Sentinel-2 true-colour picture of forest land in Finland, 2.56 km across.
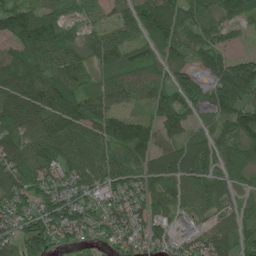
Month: June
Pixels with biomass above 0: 88%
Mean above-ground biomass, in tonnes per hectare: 87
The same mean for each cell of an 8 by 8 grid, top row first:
126 97 45 38 105 91 67 87
74 117 62 89 62 93 73 16
150 119 84 82 86 63 70 152
148 149 111 77 44 104 47 94
115 114 109 94 97 79 92 91
110 82 92 94 101 108 101 60
81 86 84 67 76 73 67 64
85 116 58 54 81 78 82 75
